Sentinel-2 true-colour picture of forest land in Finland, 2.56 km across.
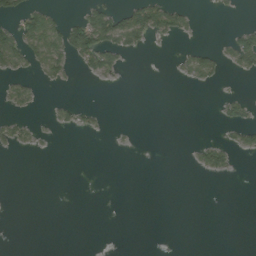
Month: August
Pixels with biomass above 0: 16%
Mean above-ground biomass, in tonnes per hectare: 13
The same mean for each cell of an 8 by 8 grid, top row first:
34 41 22 57 61 40 1 2
61 76 64 53 14 4 13 59
23 19 5 11 0 7 25 5
14 5 19 1 0 0 0 22
25 2 0 2 0 0 25 23
0 0 0 0 0 0 12 1
0 0 0 0 0 0 0 0
0 0 0 0 0 0 0 0
